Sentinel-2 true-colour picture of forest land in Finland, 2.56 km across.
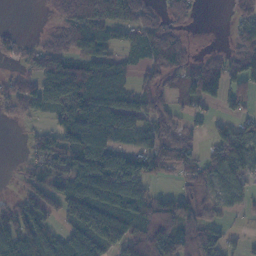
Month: November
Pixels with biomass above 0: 71%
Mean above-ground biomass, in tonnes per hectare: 65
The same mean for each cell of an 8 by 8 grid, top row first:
0 8 123 93 65 40 0 30
28 54 73 53 63 75 8 78
36 132 151 108 43 42 135 67
29 52 115 116 69 42 18 39
1 45 112 88 57 93 37 89
13 57 88 120 81 28 64 51
56 60 113 103 82 69 41 27
77 86 87 95 95 96 82 14
